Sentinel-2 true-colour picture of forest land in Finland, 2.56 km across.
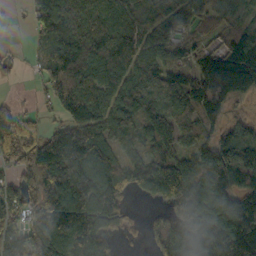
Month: October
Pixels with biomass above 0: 85%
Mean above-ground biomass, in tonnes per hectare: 127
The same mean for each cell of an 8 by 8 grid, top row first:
6 165 111 89 64 124 74 47
9 86 143 154 108 82 81 171
13 107 172 112 123 124 221 237
59 28 145 112 120 107 143 54
129 130 217 100 89 99 127 176
72 139 216 169 136 175 159 203
116 180 219 144 13 130 181 187
117 188 218 64 26 149 223 231
